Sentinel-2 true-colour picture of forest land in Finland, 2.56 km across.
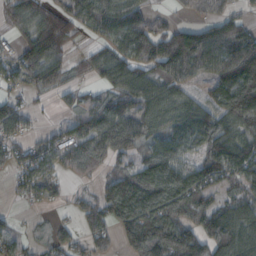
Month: October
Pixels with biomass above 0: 77%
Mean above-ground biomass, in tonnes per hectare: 88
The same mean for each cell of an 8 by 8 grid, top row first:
80 85 94 113 71 20 55 37
53 156 21 73 118 129 134 135
55 120 23 103 99 93 74 191
65 7 71 101 102 82 98 149
59 61 102 111 76 86 114 111
51 76 41 63 131 122 121 99
9 19 43 127 155 128 101 96
47 33 43 49 180 139 98 103
